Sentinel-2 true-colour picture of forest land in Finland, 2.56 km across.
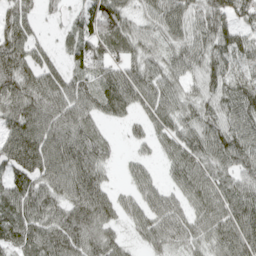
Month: April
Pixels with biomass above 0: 89%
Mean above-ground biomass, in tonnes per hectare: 72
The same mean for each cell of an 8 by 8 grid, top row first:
72 19 44 110 45 82 84 59
83 33 58 65 59 57 74 77
93 76 53 75 87 60 63 72
89 93 79 56 54 72 59 95
105 99 92 28 28 69 88 98
76 86 100 17 46 55 76 75
90 85 97 64 68 63 77 95
80 101 106 59 42 68 59 96
